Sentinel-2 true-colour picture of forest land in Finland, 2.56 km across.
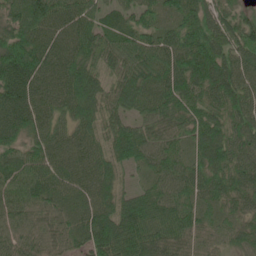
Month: June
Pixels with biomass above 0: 97%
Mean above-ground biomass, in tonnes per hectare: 78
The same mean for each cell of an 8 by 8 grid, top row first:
75 100 78 51 55 58 81 64
122 86 86 80 80 80 123 92
119 79 105 61 95 93 129 92
94 68 86 67 59 78 86 92
59 78 70 72 76 51 108 84
77 78 77 64 30 70 80 83
68 66 63 73 88 76 46 51
67 68 59 125 102 79 53 56
